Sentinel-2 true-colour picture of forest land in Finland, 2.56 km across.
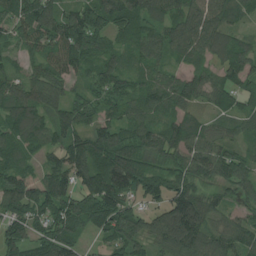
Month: July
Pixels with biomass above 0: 91%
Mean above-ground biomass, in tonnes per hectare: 76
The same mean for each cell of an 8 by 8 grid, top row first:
85 110 101 103 87 88 87 53
45 77 107 54 62 69 86 56
60 96 43 70 49 50 55 52
93 84 79 51 61 58 36 57
73 71 92 97 84 78 77 45
94 100 92 118 95 72 56 70
89 84 82 107 53 139 86 44
72 80 47 57 66 121 89 78
